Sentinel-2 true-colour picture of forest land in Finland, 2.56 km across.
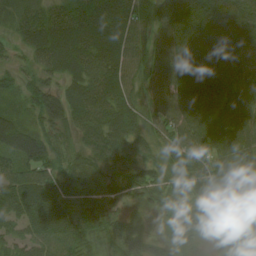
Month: August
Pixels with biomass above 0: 94%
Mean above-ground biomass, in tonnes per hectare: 62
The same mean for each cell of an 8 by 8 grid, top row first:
25 42 60 80 60 89 78 75
23 77 75 78 55 78 87 70
32 40 66 91 52 86 96 76
31 74 74 85 57 84 93 98
74 65 47 81 49 65 69 87
57 59 72 53 51 42 62 23
62 81 62 43 34 43 41 41
43 71 65 68 52 48 28 57
